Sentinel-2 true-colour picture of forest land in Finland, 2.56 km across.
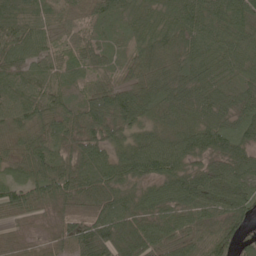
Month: May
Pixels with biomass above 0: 97%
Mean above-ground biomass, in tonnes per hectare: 66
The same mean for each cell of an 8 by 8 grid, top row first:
93 59 46 56 47 73 72 71
76 52 43 34 66 77 69 65
64 59 41 40 75 63 60 54
64 79 78 106 60 54 61 61
71 67 75 61 62 68 81 72
44 92 78 68 63 74 84 89
67 46 69 88 71 74 70 65
27 38 80 96 75 66 66 51
